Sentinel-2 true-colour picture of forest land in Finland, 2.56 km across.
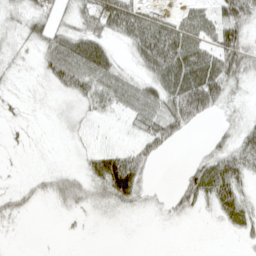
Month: April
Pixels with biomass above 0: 60%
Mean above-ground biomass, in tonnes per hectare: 28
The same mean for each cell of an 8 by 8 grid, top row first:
21 30 38 92 39 21 31 56
17 38 54 21 55 70 39 64
8 28 57 39 29 67 79 29
7 4 15 19 44 72 43 11
5 1 7 9 41 21 11 37
3 16 24 83 34 5 63 49
15 4 19 20 13 25 19 45
1 0 2 0 0 0 0 9
